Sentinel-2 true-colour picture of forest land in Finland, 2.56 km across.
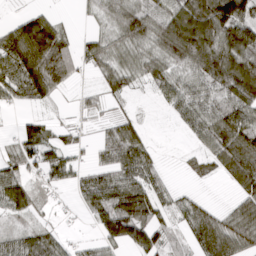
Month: March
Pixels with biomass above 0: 78%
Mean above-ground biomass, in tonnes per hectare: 68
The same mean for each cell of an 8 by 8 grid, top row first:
28 52 9 61 105 112 138 131
139 165 43 68 64 123 121 114
108 129 18 62 43 61 80 111
12 16 24 27 11 35 75 95
54 86 26 81 66 3 60 124
72 59 36 61 67 7 30 81
72 23 25 106 95 46 45 71
66 78 17 77 92 26 124 109
